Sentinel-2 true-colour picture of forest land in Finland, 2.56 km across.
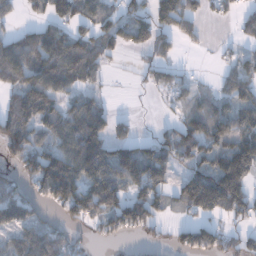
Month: December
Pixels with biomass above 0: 63%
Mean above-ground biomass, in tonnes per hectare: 81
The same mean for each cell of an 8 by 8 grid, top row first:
29 78 99 58 73 131 42 43
119 144 100 66 65 41 7 28
99 145 67 7 21 45 6 96
116 108 107 39 1 21 64 95
121 79 172 122 53 99 87 120
48 179 139 137 133 52 143 161
90 44 123 112 125 44 132 99
78 96 20 34 18 33 78 45
